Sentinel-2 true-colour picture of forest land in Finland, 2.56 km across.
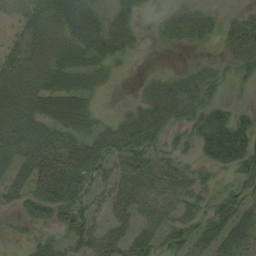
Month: August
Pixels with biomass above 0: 70%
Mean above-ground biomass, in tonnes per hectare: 29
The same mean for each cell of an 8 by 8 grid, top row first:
10 34 47 19 9 18 17 16
17 27 35 34 4 9 7 41
25 32 28 9 8 24 28 22
41 44 56 6 38 39 45 25
38 52 40 45 36 16 54 78
24 54 50 26 34 28 12 30
16 44 38 30 20 25 29 36
6 19 28 34 26 24 30 40
